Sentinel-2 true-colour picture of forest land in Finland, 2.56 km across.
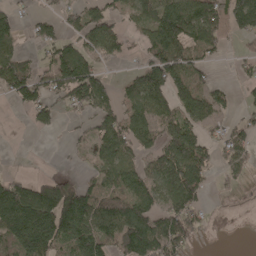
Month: April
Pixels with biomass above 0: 62%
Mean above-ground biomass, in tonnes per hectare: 85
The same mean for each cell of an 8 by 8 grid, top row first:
45 40 76 70 87 155 124 144
68 69 91 82 52 120 98 21
135 78 156 31 109 112 48 25
18 76 45 82 95 101 92 30
0 0 27 132 71 125 59 82
40 44 43 87 79 144 59 39
210 215 201 113 104 125 30 9
137 186 133 104 158 129 7 0
